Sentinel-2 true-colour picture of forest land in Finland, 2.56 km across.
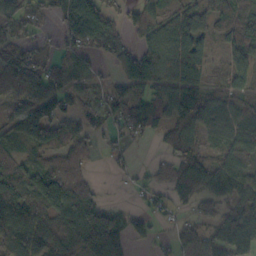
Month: October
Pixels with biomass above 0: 72%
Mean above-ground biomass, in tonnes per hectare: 62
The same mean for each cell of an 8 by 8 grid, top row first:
71 26 128 46 58 56 73 92
58 18 73 63 54 103 38 30
86 66 49 25 113 90 51 16
52 101 59 63 111 78 73 42
46 94 56 25 13 71 31 64
84 117 29 8 12 62 76 69
129 87 93 31 22 24 22 81
85 91 86 93 26 33 53 100
